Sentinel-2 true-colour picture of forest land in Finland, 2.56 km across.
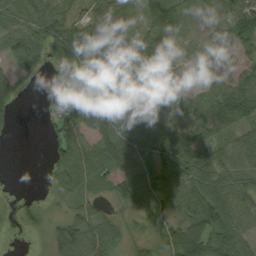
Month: September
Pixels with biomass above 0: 82%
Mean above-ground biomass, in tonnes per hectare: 61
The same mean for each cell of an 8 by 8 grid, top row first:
52 77 42 104 63 73 39 100
72 64 109 95 67 36 31 61
70 25 72 43 72 41 29 66
35 14 69 122 73 41 67 86
3 18 73 113 84 83 63 54
0 18 91 71 59 94 88 66
14 16 44 24 41 62 107 78
2 36 114 76 36 102 95 80
